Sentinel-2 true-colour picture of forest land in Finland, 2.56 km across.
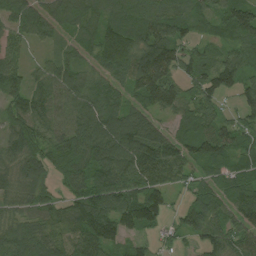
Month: August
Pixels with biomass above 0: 91%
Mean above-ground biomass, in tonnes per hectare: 84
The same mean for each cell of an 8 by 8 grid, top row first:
97 71 70 67 79 77 68 114
50 32 47 156 120 86 47 76
75 89 82 83 172 86 80 81
68 68 106 108 81 75 78 49
76 64 116 136 144 92 114 77
82 58 97 122 96 67 60 79
50 64 95 123 147 33 104 104
78 75 80 97 43 26 75 78
